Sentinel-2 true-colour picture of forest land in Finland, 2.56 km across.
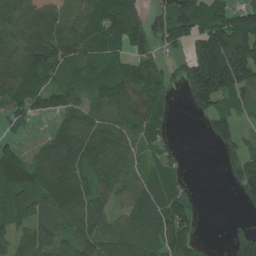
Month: July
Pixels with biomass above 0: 77%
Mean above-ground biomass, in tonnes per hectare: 87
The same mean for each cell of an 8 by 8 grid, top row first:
89 71 80 94 69 169 114 112
81 130 84 67 60 68 193 202
94 68 58 76 96 46 276 196
62 85 82 76 116 19 91 52
29 57 116 118 67 17 17 56
105 102 80 101 67 39 0 102
86 84 108 59 106 133 0 23
75 105 96 83 100 128 8 102
